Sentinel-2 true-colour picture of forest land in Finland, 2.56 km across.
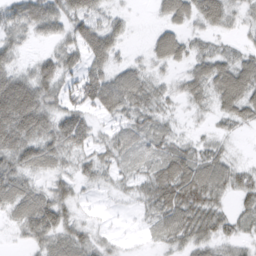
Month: March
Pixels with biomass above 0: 81%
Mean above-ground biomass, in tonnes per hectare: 40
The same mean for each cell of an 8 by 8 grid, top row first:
51 61 53 26 1 53 55 20
30 13 50 51 10 60 24 20
68 56 51 59 43 20 58 71
117 55 54 45 43 12 18 51
84 53 46 32 22 27 22 4
55 32 33 23 32 82 64 32
45 65 17 4 23 79 58 24
10 47 44 11 5 36 38 27
